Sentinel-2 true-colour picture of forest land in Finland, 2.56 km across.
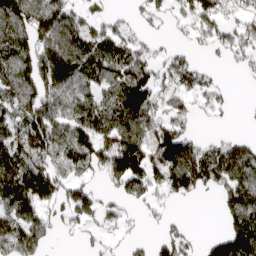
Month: April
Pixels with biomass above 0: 67%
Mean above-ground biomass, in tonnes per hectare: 96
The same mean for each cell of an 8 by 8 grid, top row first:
159 147 72 42 48 43 99 66
145 134 121 112 64 38 49 91
138 161 109 100 112 93 42 7
107 119 117 119 122 75 38 4
151 122 141 141 131 189 52 68
155 150 60 112 143 158 147 125
123 74 127 55 38 14 0 138
188 67 24 26 26 100 32 151
